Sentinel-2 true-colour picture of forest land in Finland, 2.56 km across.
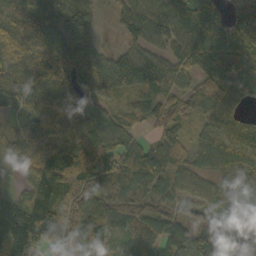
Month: October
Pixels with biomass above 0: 91%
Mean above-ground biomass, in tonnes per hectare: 90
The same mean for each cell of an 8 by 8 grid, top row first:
62 83 120 20 84 97 136 77
71 77 93 9 61 59 110 68
85 110 142 59 85 62 84 98
42 83 87 57 75 101 55 46
63 69 137 105 53 74 78 75
25 146 208 157 143 107 54 81
94 157 132 111 101 86 86 74
141 91 138 77 106 64 116 98
